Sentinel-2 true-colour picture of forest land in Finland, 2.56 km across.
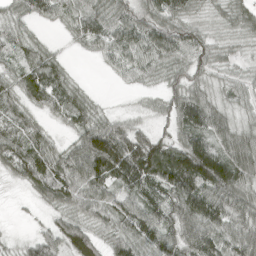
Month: April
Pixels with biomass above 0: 89%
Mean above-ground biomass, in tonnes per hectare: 66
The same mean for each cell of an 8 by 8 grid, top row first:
30 44 68 62 67 68 24 48
42 29 22 66 85 82 58 23
45 106 16 10 29 44 42 37
38 46 69 17 13 74 92 31
65 49 76 139 96 69 84 79
39 119 114 109 124 141 140 96
3 35 58 63 90 90 114 92
16 70 93 48 83 87 101 95
